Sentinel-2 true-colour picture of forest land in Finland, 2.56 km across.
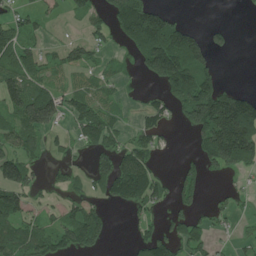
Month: July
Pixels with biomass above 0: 51%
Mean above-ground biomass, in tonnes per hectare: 78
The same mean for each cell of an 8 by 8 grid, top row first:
55 30 42 117 213 33 0 3
97 29 68 33 182 200 95 1
106 60 39 32 32 162 96 3
92 143 95 52 64 64 250 229
72 37 56 82 70 6 153 260
131 30 37 142 121 37 33 36
106 34 77 26 61 44 27 17
137 104 117 14 70 94 54 22
